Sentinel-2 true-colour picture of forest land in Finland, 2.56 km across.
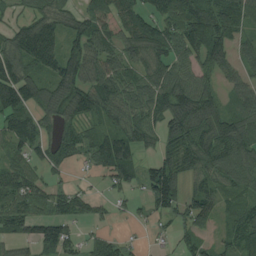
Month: August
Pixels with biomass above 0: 80%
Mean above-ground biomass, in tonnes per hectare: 78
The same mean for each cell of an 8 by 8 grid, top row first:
37 103 75 96 90 107 113 79
137 173 94 77 114 112 140 40
128 82 101 94 82 89 49 52
108 70 90 68 93 130 112 65
67 62 59 119 63 87 115 98
80 35 7 70 61 105 73 74
94 63 49 31 22 75 64 54
53 93 47 50 11 35 35 65
